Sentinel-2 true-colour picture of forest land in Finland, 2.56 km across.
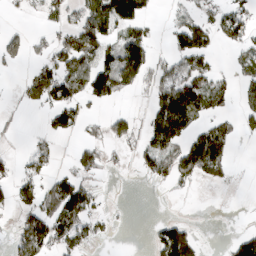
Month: March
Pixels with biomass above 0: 42%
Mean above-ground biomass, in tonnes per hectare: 51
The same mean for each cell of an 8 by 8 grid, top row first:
5 34 62 133 62 18 34 54
41 40 89 61 97 59 66 42
4 91 97 114 55 125 74 44
7 51 54 19 18 186 59 39
5 27 31 38 57 79 130 14
37 39 58 7 29 68 47 1
51 58 105 4 0 0 0 1
64 102 74 7 2 136 3 47
